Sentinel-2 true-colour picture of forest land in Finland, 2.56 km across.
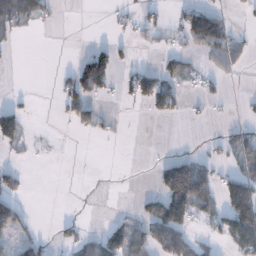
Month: December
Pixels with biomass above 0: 30%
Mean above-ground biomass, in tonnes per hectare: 32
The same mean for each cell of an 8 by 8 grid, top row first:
77 21 0 10 22 18 86 7
4 0 3 31 7 17 58 29
0 0 90 46 67 41 24 3
49 0 50 6 11 32 8 6
36 2 0 2 1 0 10 49
27 0 0 1 0 154 58 65
47 0 1 2 29 129 54 135
33 14 32 67 63 77 21 102
